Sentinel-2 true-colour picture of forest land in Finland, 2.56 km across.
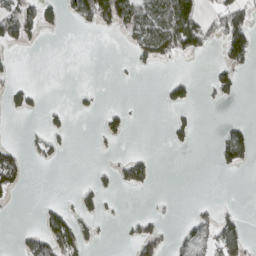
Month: March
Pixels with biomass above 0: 23%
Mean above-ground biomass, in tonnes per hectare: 29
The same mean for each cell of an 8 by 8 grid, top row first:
89 39 62 92 84 128 38 74
19 0 0 0 68 82 31 87
14 0 0 2 1 34 19 26
21 16 9 21 1 20 1 0
18 28 0 9 0 18 0 85
65 0 1 23 49 0 0 4
3 25 33 4 1 2 14 9
13 81 65 2 64 21 69 51
